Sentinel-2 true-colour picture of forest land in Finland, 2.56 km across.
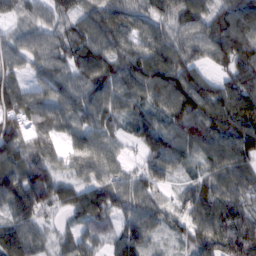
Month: February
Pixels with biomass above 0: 93%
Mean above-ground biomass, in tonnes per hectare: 81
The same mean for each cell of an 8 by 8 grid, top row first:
54 71 70 81 56 100 84 110
62 89 95 87 80 98 93 113
56 68 84 100 102 131 64 113
82 71 77 65 65 120 100 138
93 61 65 53 77 82 92 106
96 94 49 66 70 39 63 82
103 77 83 77 84 46 100 83
115 44 54 55 72 43 90 109
